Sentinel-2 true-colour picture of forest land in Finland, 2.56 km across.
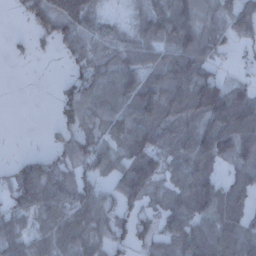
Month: December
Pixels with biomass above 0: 76%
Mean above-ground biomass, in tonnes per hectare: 70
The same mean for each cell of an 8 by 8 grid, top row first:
16 120 115 17 59 102 63 91
9 13 94 51 49 95 85 25
0 0 86 83 87 115 96 25
0 1 66 69 88 86 116 113
0 10 62 57 105 70 115 105
74 122 67 67 142 67 74 57
73 88 80 61 58 72 78 71
85 81 87 62 54 78 101 95
